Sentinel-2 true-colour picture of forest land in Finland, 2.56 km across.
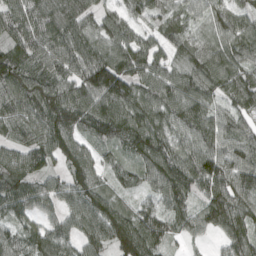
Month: April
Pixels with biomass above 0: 94%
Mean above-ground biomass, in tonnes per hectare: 97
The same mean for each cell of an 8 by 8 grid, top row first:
111 114 105 69 71 69 74 77
84 118 131 108 94 78 82 97
128 107 122 179 96 92 111 95
113 141 135 132 117 102 77 79
83 115 84 76 124 88 93 99
113 69 99 42 71 126 135 115
106 61 114 110 65 89 49 98
72 108 84 119 139 45 30 104
